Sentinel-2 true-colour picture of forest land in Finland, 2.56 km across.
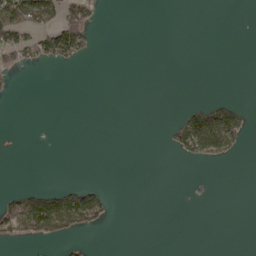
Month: May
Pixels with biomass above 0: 14%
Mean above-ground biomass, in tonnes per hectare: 21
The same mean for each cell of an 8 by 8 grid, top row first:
111 89 91 0 0 0 0 0
98 91 77 0 0 0 0 0
7 0 0 0 0 0 0 0
0 0 0 0 0 8 93 44
1 0 0 0 0 51 107 36
0 0 0 0 0 0 3 0
91 110 121 15 0 0 1 0
31 45 8 0 0 0 0 0
